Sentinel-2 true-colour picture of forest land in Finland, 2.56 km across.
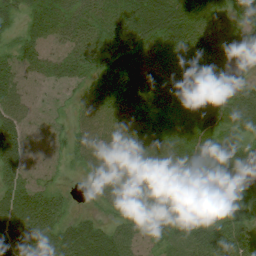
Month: July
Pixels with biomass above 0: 90%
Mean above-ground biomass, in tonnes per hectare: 52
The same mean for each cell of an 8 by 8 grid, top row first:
31 52 55 54 89 83 72 44
36 28 51 62 72 56 60 52
57 29 31 61 73 65 64 30
60 22 31 58 59 77 71 71
71 32 43 52 61 69 56 46
60 25 14 58 58 66 43 61
75 59 6 30 50 53 29 32
76 64 74 59 28 35 63 46
